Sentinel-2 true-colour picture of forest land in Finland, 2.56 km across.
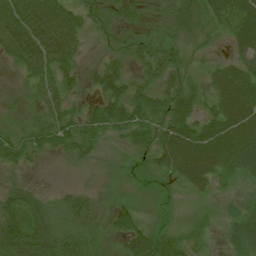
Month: July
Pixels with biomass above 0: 92%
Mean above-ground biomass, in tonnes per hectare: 44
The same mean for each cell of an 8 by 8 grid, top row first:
73 75 42 23 25 46 44 75
66 78 34 20 34 37 19 48
10 51 29 55 34 40 34 76
10 41 31 60 58 63 34 83
44 39 53 20 39 108 77 83
17 1 7 16 23 53 63 32
53 32 51 39 21 10 11 26
76 70 70 32 89 37 18 48
